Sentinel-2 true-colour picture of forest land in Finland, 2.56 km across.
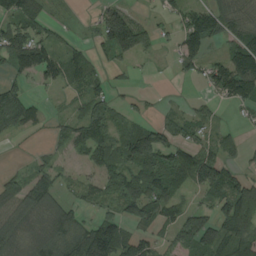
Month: August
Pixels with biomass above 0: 69%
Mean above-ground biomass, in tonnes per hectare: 77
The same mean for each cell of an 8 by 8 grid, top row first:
85 36 4 126 21 53 126 88
147 90 33 86 67 53 55 124
61 56 57 34 5 11 62 185
139 25 53 52 21 26 27 29
10 22 68 74 161 101 56 43
45 72 36 85 105 109 134 76
111 132 61 46 114 73 52 154
125 146 150 176 81 65 98 122
